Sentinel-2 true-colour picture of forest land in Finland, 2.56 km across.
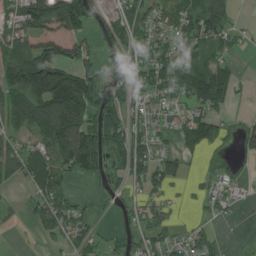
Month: July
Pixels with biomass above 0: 66%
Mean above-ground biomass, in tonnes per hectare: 101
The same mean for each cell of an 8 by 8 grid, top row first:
123 189 187 64 123 113 181 23
119 133 91 66 92 139 118 36
175 270 215 78 121 162 247 59
166 202 241 126 77 63 119 15
84 157 240 98 101 61 117 59
89 145 84 43 106 79 40 26
21 136 54 25 77 35 50 18
1 51 70 43 85 71 78 3
